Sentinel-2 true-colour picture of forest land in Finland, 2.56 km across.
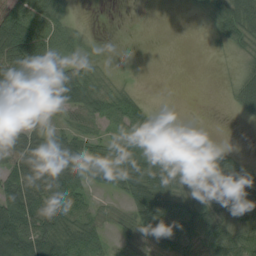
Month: August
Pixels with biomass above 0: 66%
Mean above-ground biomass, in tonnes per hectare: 42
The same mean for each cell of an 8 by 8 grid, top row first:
103 71 4 0 0 0 22 92
124 86 23 2 0 0 4 27
104 101 72 18 1 0 0 28
24 32 59 57 42 0 0 16
42 43 35 27 33 22 5 2
47 80 52 32 69 51 55 50
65 72 54 12 79 52 67 81
101 76 73 17 27 49 70 62
